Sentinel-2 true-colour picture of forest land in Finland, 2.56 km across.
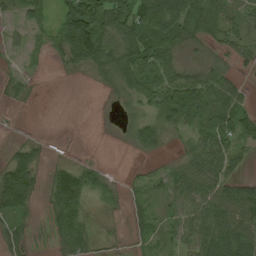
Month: August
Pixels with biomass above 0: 68%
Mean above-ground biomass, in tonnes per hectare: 48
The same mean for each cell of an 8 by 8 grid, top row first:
25 31 170 100 93 96 93 47
10 31 162 79 91 52 26 42
21 1 6 56 104 64 57 21
3 0 0 4 37 119 81 57
16 6 1 1 67 17 67 35
73 26 64 13 18 38 74 35
61 23 47 13 22 38 80 118
28 13 43 4 24 36 85 83
